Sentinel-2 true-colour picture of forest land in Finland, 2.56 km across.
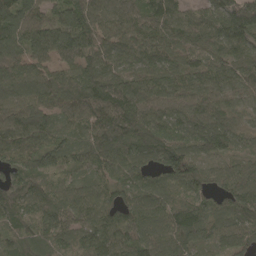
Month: April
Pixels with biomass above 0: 97%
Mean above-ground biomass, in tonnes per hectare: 98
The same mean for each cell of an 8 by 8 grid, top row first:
115 78 100 91 91 87 98 161
98 92 96 90 99 101 108 92
103 92 114 108 92 86 92 89
106 99 111 131 109 88 109 59
130 92 97 133 102 83 100 53
100 102 57 92 84 115 79 83
114 97 107 117 101 108 77 102
91 94 97 132 127 116 60 75
